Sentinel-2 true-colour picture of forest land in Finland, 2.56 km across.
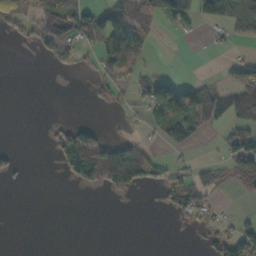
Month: October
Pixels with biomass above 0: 33%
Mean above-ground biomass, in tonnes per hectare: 40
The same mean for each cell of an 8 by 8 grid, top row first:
67 141 81 74 61 102 80 94
6 78 39 111 52 0 6 7
0 0 3 63 61 47 19 61
0 0 0 6 29 104 109 81
2 10 142 69 40 9 0 84
19 0 72 119 97 47 37 53
0 0 0 0 1 46 35 5
0 0 0 0 0 0 22 81
